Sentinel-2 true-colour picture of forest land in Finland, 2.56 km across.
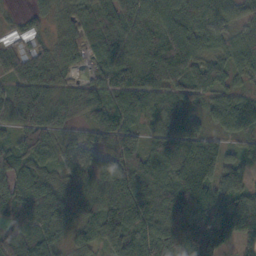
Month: October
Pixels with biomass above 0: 93%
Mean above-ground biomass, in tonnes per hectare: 73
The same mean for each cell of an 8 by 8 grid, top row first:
14 35 48 80 83 77 68 50
41 47 45 76 74 88 51 51
72 72 36 72 86 58 81 32
97 102 44 75 53 78 46 98
63 70 52 79 65 95 72 41
78 45 71 113 104 83 101 66
99 96 71 142 99 92 84 83
89 89 50 107 92 91 103 76
